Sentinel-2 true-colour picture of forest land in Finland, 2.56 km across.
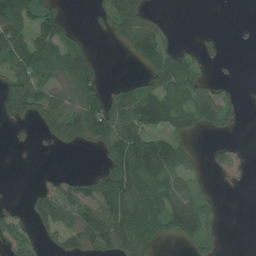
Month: July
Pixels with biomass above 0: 52%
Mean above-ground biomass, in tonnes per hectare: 55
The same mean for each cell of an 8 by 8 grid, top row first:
123 68 1 71 62 1 0 0
109 92 49 7 96 38 30 4
81 69 116 9 48 98 31 8
77 97 125 95 125 91 71 20
14 37 75 102 85 54 11 13
0 11 23 96 98 61 15 12
25 84 92 105 119 75 35 0
55 30 84 75 63 32 41 0
